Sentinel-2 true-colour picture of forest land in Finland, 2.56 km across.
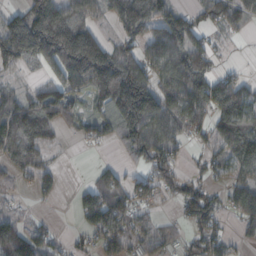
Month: October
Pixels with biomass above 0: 71%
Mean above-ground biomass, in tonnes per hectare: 91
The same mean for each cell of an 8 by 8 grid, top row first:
92 211 101 78 154 101 73 76
178 196 243 82 81 139 66 3
27 54 145 204 121 138 108 45
124 126 56 136 226 125 110 138
117 64 16 41 143 73 48 149
43 46 1 57 54 71 46 88
16 4 67 118 38 29 123 86
104 45 25 99 81 39 83 28
